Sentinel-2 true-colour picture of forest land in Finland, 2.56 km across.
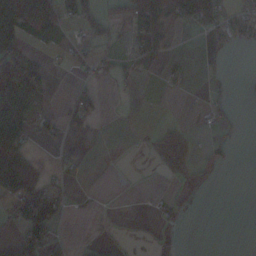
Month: November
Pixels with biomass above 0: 32%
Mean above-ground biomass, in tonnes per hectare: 28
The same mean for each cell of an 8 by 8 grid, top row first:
72 74 62 20 70 56 65 28
39 9 7 18 61 5 13 10
107 32 11 15 9 13 10 2
125 23 53 0 1 0 15 5
104 13 1 0 7 77 9 5
182 23 11 0 1 22 5 0
66 120 8 1 1 12 0 0
15 68 5 4 1 7 0 0
